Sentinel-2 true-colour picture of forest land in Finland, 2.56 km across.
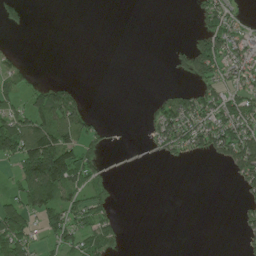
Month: June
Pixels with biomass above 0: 37%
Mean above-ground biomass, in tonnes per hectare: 37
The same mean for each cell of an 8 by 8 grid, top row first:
28 0 0 0 0 0 52 20
9 0 0 0 0 11 78 55
38 9 2 0 0 11 62 48
61 93 56 0 7 97 82 79
110 115 68 13 11 79 78 117
40 163 77 14 0 0 0 64
74 87 65 30 0 0 0 18
82 28 64 48 0 0 0 13
